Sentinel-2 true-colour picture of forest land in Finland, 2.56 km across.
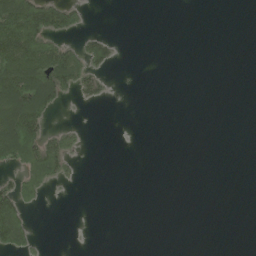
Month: June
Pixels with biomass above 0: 20%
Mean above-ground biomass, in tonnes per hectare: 27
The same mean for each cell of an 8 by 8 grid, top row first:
128 107 28 0 0 0 0 0
138 89 43 34 0 0 0 0
162 146 83 11 0 0 0 0
174 78 1 0 0 0 0 0
147 81 19 0 0 0 0 0
34 73 8 0 0 0 0 0
79 3 0 0 0 0 0 0
73 3 0 0 0 0 0 0
